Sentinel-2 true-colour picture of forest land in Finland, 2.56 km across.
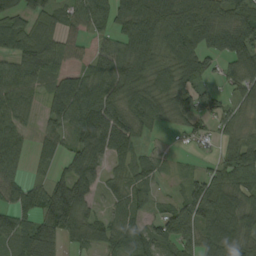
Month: August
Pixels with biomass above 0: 83%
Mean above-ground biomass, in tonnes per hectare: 82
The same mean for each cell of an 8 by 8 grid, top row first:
76 68 114 90 122 125 137 98
97 105 118 86 121 121 88 129
110 77 124 106 88 81 45 81
77 65 141 121 99 76 62 38
70 51 95 124 24 7 24 68
59 48 103 38 57 14 52 94
81 116 95 45 42 54 103 88
81 103 62 68 61 90 70 90
